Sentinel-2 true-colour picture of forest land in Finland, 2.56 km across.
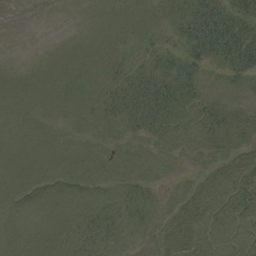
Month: September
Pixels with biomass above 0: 87%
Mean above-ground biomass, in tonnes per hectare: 16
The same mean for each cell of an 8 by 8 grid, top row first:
0 0 2 9 12 21 52 46
0 1 7 12 14 20 47 57
7 9 11 18 33 33 12 22
9 11 12 21 38 23 26 18
10 10 9 11 13 16 19 16
10 10 10 10 10 5 12 28
10 9 12 13 13 9 19 25
9 9 14 9 5 13 15 13
